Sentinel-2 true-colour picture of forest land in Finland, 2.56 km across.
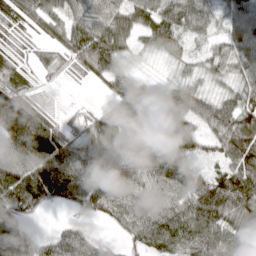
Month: March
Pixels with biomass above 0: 90%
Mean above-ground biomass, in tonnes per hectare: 74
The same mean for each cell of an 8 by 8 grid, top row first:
47 73 59 84 86 88 79 78
19 38 80 95 37 40 36 80
47 20 15 62 27 35 39 43
147 35 18 59 76 79 87 95
100 133 62 68 112 129 53 107
100 121 99 131 92 108 68 101
96 33 55 92 87 82 111 102
111 49 67 20 71 93 88 90
